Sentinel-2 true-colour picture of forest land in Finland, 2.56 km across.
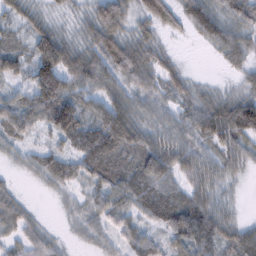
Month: February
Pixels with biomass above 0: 86%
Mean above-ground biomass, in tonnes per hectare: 62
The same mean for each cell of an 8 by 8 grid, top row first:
46 27 26 117 55 56 92 74
47 122 56 99 71 10 25 63
51 136 83 72 67 50 7 25
102 108 93 105 47 43 86 125
38 29 101 116 72 60 63 62
11 64 58 89 103 65 57 24
51 2 26 76 67 96 70 9
38 35 13 28 52 65 95 76
